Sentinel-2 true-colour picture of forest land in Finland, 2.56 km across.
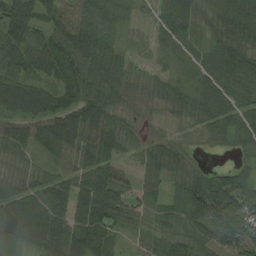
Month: August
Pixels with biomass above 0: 90%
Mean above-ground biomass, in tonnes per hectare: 64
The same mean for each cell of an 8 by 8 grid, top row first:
102 73 87 52 18 92 43 99
100 72 96 51 32 55 61 81
104 53 77 68 39 41 72 82
73 82 75 62 12 35 77 65
79 83 91 62 34 28 19 34
48 45 68 60 39 47 48 55
115 99 72 79 39 42 102 77
78 100 93 51 28 56 58 65
